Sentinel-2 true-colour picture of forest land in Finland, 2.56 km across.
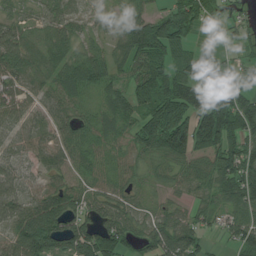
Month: July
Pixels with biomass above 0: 87%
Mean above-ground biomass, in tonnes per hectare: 81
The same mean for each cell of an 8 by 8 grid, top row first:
39 53 34 39 74 117 87 41
83 58 45 40 150 124 30 44
77 53 98 70 127 145 114 71
65 51 41 63 98 142 181 158
53 59 72 56 103 151 140 117
64 52 39 55 32 41 68 138
70 110 72 69 32 37 52 84
77 142 132 128 63 128 42 82
